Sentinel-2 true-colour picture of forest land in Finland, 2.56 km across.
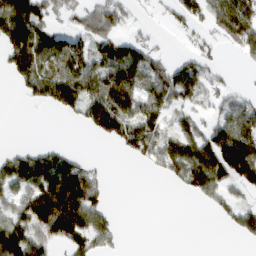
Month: March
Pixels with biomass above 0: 57%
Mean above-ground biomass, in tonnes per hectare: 66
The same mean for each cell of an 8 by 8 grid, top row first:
107 59 55 93 6 32 69 149
110 92 71 103 59 4 26 63
39 123 129 143 81 105 46 3
0 14 87 171 95 39 31 90
9 18 0 35 101 70 121 162
83 123 128 4 4 46 109 105
62 194 137 20 0 0 14 54
127 97 73 30 0 0 0 15
